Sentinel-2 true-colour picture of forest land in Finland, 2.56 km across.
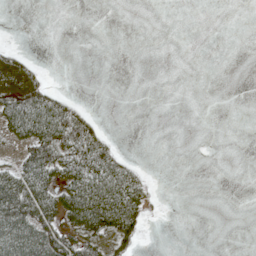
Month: May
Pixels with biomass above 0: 28%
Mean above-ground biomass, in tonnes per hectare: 24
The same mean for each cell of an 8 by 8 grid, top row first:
0 0 0 0 0 0 0 0
13 0 0 0 0 0 0 0
80 17 0 0 0 0 0 0
81 88 31 0 0 0 0 0
29 91 79 21 0 0 0 0
71 67 71 72 17 0 0 0
111 68 98 109 38 0 0 0
77 85 60 44 7 0 0 0
